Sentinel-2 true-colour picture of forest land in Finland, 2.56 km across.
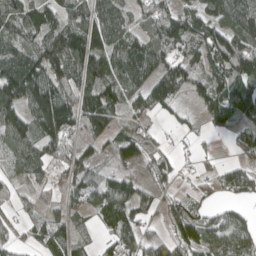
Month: April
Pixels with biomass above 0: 78%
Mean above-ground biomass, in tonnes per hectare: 79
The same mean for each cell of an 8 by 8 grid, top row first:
94 79 91 100 60 94 101 116
100 120 154 115 104 103 122 127
156 127 96 111 92 108 88 108
98 190 120 99 68 45 78 103
96 95 62 61 42 19 10 58
41 39 82 57 39 36 22 65
30 30 49 109 57 51 41 31
32 75 35 65 75 43 65 77
